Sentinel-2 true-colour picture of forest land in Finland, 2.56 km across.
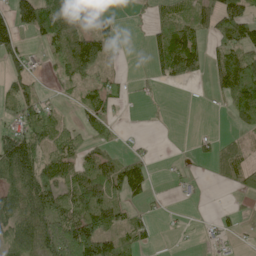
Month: June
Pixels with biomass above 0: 56%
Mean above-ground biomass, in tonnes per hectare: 52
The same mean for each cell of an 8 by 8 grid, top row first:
92 131 90 29 6 42 51 98
56 39 86 20 9 109 40 84
39 12 41 30 8 35 19 147
46 45 32 34 2 0 0 103
137 59 42 21 6 0 14 21
104 86 73 85 73 12 6 41
84 120 105 68 17 3 1 13
79 141 187 74 35 1 12 12
